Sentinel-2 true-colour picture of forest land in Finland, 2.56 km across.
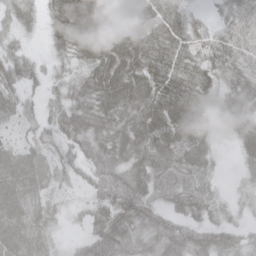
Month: May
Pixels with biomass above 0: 90%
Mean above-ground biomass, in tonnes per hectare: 59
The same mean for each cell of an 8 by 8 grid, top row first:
46 45 115 76 70 58 15 46
33 23 69 77 78 69 57 58
55 33 49 79 85 74 55 65
47 38 68 72 89 80 45 71
41 44 66 85 83 82 44 42
80 43 35 69 73 59 41 26
73 46 19 78 72 43 52 25
88 49 22 97 52 78 72 51
